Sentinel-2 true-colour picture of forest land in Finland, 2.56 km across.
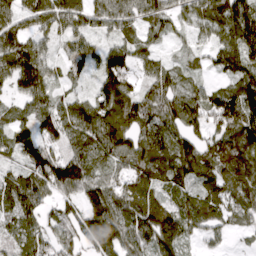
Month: April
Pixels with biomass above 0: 89%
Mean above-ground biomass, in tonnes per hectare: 100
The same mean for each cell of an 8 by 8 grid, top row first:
86 145 114 121 91 70 102 150
135 51 76 81 65 19 58 167
125 86 35 139 67 87 31 110
54 97 103 143 131 129 123 163
70 90 91 127 140 124 81 116
82 136 127 77 100 106 89 94
106 70 108 140 128 99 108 87
63 98 120 156 110 129 47 13
